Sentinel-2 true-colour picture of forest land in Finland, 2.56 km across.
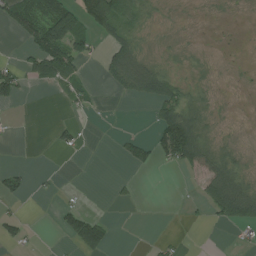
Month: July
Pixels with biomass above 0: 36%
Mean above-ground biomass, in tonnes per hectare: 33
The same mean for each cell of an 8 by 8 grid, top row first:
79 129 108 140 28 3 2 2
7 170 73 59 18 7 2 1
71 60 41 43 91 35 6 1
1 0 13 0 1 85 20 0
1 5 19 5 44 181 38 8
42 4 0 5 2 3 67 36
4 0 31 5 0 0 44 95
32 0 99 29 1 11 0 10
